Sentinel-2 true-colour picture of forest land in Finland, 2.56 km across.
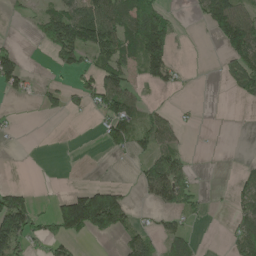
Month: May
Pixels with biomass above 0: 39%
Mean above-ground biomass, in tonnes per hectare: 50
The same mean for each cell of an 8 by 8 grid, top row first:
9 65 124 97 168 17 83 95
20 39 125 93 145 40 0 134
79 10 37 84 40 25 0 85
7 26 18 90 42 15 0 1
2 0 0 42 48 36 1 0
0 0 0 1 51 93 2 20
177 16 176 144 11 59 12 44
136 70 35 16 60 57 0 54
